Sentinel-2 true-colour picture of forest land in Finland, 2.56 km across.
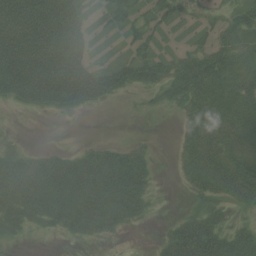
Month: August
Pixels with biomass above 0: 68%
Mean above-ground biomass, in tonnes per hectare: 37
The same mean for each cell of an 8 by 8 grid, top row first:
69 77 42 29 28 29 13 31
79 72 50 7 33 15 35 38
78 81 89 60 45 54 65 37
6 19 25 1 6 16 41 42
7 3 6 16 10 10 41 32
57 67 60 71 39 7 48 53
56 60 48 49 23 1 31 22
12 3 18 8 0 56 70 47
